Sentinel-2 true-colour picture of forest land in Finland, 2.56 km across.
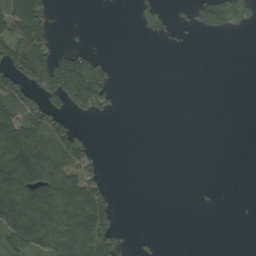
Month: August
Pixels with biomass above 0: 33%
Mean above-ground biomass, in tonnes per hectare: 52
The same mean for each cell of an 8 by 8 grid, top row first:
130 77 0 0 27 17 51 29
102 99 39 0 0 4 0 0
97 151 250 49 0 0 0 0
121 103 65 27 0 0 0 0
187 134 97 0 0 0 0 0
164 144 111 6 0 0 0 0
155 143 174 76 0 0 4 0
96 109 185 69 8 0 0 0
